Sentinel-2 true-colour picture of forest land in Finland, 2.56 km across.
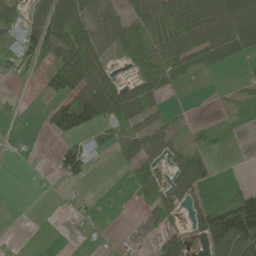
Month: June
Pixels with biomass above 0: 52%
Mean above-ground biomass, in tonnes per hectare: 48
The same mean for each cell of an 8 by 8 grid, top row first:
35 78 89 48 85 93 113 130
48 75 88 52 88 94 113 90
28 54 101 52 79 62 6 11
17 42 134 95 66 17 4 34
2 5 34 46 82 34 24 2
0 6 40 1 39 44 39 0
0 1 10 2 33 42 50 149
1 0 2 5 4 56 61 135
